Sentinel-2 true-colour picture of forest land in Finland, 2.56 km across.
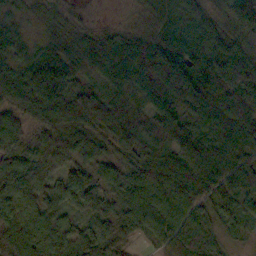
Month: October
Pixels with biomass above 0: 97%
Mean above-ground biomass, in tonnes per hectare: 75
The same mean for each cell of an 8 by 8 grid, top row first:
27 16 16 4 32 72 43 106
55 44 55 69 86 104 72 91
78 101 50 59 87 120 130 81
70 90 98 88 82 88 94 93
84 83 80 61 78 118 75 76
97 74 90 56 87 95 121 90
76 57 58 56 100 94 72 58
96 94 80 70 31 108 63 26
